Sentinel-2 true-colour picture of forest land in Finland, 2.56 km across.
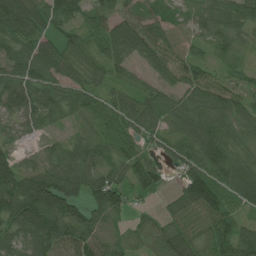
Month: July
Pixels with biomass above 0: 91%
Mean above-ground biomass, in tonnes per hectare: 69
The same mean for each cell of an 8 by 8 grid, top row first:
115 80 52 73 71 35 56 77
83 62 58 91 88 56 44 41
106 79 54 45 34 58 63 32
78 73 65 56 86 71 87 75
41 27 64 62 36 53 91 63
117 110 100 68 70 19 83 85
122 137 80 91 16 36 72 44
65 105 99 57 48 91 67 84
